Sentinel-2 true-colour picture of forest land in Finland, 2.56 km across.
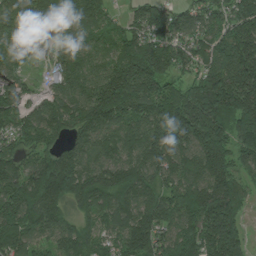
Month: July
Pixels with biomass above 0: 93%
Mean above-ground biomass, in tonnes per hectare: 161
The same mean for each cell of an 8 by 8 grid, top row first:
155 193 158 70 136 118 122 190
106 71 111 127 198 135 119 199
82 42 132 229 239 93 204 208
126 127 166 230 166 244 316 267
83 106 113 129 173 155 259 178
118 255 222 176 170 139 202 88
194 222 94 170 182 163 261 123
220 102 130 96 223 141 179 151
